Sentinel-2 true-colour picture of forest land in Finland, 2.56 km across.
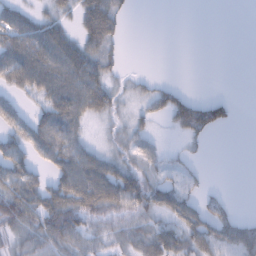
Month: February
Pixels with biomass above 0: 61%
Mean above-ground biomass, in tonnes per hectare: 38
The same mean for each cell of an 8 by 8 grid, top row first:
47 31 44 63 0 0 0 0
76 85 58 30 0 0 0 0
50 81 79 28 13 4 0 0
37 56 58 39 26 55 59 4
48 71 42 25 30 4 11 0
61 38 83 74 49 24 7 0
85 78 83 65 55 59 37 4
36 63 47 31 49 61 58 53
